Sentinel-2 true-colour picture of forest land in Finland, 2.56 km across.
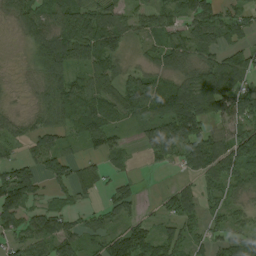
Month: August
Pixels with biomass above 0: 81%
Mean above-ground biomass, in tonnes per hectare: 67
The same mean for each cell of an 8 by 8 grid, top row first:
62 86 123 71 37 48 82 65
15 151 140 90 36 78 72 59
15 81 51 72 80 77 121 66
24 65 73 57 77 139 114 108
31 49 28 46 40 100 109 100
95 66 61 30 6 13 63 69
97 45 29 56 19 74 31 42
55 89 71 80 82 61 38 49
